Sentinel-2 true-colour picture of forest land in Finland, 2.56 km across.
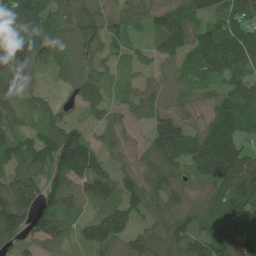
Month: June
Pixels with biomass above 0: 91%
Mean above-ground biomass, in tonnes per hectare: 87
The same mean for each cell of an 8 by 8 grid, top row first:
87 86 83 63 55 106 76 86
116 79 66 44 30 98 168 161
85 15 55 32 32 62 98 90
54 50 33 43 52 71 64 139
88 112 136 45 44 154 141 95
102 103 133 85 77 78 108 149
153 86 59 102 77 80 80 135
61 87 61 107 91 119 130 104
